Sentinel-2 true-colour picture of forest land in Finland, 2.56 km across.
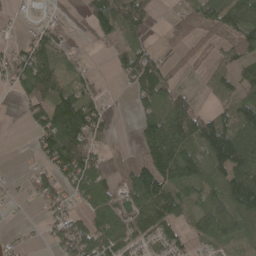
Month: April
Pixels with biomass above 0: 65%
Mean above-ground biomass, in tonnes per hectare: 58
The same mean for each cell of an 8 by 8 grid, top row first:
6 7 11 110 66 32 92 111
32 79 7 27 41 31 28 81
65 98 33 8 104 33 37 55
6 91 98 13 40 92 41 63
0 68 103 16 89 134 95 104
6 46 95 36 129 120 65 111
4 36 30 71 89 72 79 89
9 26 90 77 53 47 53 42
